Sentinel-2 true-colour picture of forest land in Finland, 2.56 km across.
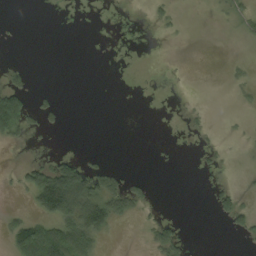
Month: September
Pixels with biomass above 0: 18%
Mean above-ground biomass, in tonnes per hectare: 14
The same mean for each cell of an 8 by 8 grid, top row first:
0 0 0 0 1 6 1 16
1 0 0 0 0 0 0 1
13 0 0 0 0 0 0 8
95 18 0 0 0 1 3 5
10 2 0 0 0 1 4 1
7 74 75 28 4 0 4 1
5 98 73 60 13 1 6 28
28 79 72 5 4 22 0 6
